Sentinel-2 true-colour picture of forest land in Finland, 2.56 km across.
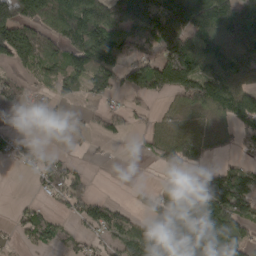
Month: April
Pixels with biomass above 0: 63%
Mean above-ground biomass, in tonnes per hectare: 86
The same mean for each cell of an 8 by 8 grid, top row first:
160 138 193 104 179 162 193 150
175 100 149 145 44 138 148 118
37 63 91 69 134 184 146 86
14 19 8 34 25 43 91 164
43 6 8 10 21 106 63 38
5 73 44 0 1 36 74 86
20 29 62 51 43 148 189 110
26 55 32 55 123 126 188 100
